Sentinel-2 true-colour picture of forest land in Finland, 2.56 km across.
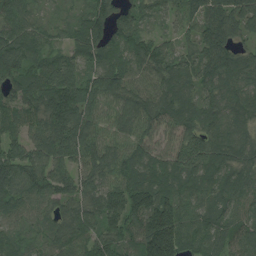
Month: August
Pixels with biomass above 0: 96%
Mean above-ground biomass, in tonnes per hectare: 94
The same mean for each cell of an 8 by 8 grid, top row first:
86 27 49 108 55 44 93 99
118 53 86 97 91 47 93 66
91 127 108 116 86 106 83 104
92 140 132 81 112 103 84 92
74 121 137 89 86 79 118 99
115 120 97 102 109 103 87 96
79 69 92 111 150 119 82 72
59 62 91 95 151 148 74 89
